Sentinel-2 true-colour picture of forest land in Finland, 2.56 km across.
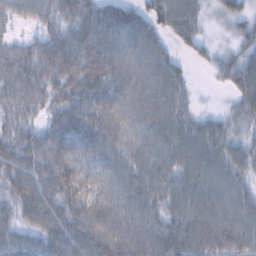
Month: February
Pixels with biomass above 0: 93%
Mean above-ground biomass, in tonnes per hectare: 66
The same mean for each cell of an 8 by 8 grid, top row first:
38 48 75 69 54 82 25 41
49 73 83 74 74 27 21 40
79 73 97 75 79 59 7 67
62 56 74 71 79 70 17 45
82 73 63 67 66 87 80 47
80 75 71 69 78 78 80 53
62 83 63 73 76 67 77 73
57 65 76 85 81 78 78 77
